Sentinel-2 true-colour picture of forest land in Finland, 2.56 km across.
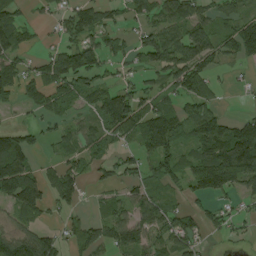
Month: August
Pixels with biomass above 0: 67%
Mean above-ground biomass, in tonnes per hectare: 70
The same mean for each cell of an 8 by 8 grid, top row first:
66 27 82 41 53 84 55 61
76 25 104 45 87 106 109 91
79 88 92 37 34 88 83 13
17 41 32 137 79 81 82 10
127 24 58 51 59 73 135 178
203 54 72 48 59 72 136 131
100 69 34 49 84 44 39 23
74 73 69 78 72 78 21 14
